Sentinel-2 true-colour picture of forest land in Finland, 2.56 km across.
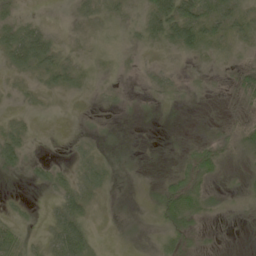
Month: May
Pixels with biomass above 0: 70%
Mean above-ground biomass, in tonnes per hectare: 17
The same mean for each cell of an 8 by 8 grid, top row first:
19 2 22 27 32 70 39 29
59 43 9 9 16 33 24 13
10 21 16 6 8 11 9 23
7 3 3 4 4 3 3 17
35 1 9 3 1 4 22 24
7 21 23 12 4 23 24 8
7 7 31 5 7 38 16 5
24 19 49 3 7 22 3 0
